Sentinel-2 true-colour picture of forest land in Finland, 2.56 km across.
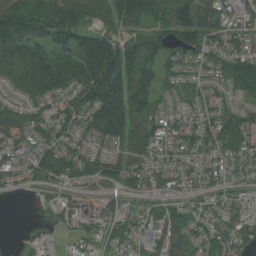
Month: July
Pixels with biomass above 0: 89%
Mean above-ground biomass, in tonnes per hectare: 88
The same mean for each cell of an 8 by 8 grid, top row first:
214 161 127 101 111 126 97 56
170 131 112 117 105 93 82 67
118 195 123 179 96 46 45 124
88 83 104 179 104 54 53 59
85 87 66 74 118 72 80 82
62 103 82 77 88 72 68 51
0 38 65 47 43 73 54 55
3 20 32 61 73 112 80 69
